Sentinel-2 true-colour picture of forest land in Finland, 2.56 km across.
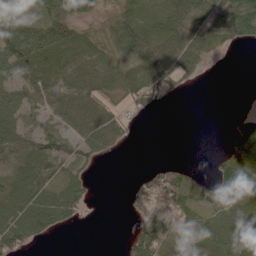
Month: June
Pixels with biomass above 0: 66%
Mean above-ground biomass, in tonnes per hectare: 46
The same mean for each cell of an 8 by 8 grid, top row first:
96 75 45 37 55 64 46 97
108 96 57 60 92 72 44 15
64 60 52 41 83 32 2 0
85 35 42 41 18 1 0 11
57 60 39 32 0 0 0 61
49 51 31 0 22 52 19 83
72 80 37 0 42 69 50 60
56 12 0 0 78 63 77 92
